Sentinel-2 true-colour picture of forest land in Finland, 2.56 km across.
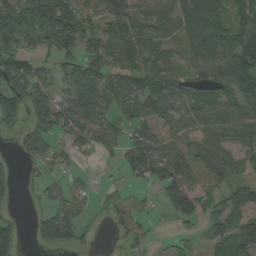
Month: August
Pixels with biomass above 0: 69%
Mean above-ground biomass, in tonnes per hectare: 58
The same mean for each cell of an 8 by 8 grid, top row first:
74 106 87 69 53 62 118 63
57 43 62 68 81 32 92 112
93 40 84 60 74 52 51 106
87 90 106 45 57 70 80 66
20 37 47 51 84 51 67 54
16 22 16 4 61 94 33 44
9 37 29 29 19 61 26 136
59 60 34 6 24 16 35 96
